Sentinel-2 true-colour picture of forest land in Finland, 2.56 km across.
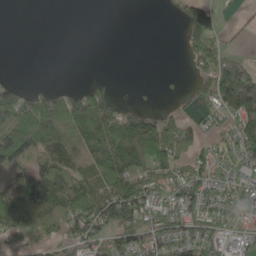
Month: May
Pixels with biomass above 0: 59%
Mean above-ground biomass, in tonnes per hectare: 66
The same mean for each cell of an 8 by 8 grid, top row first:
0 0 0 0 0 21 94 6
0 0 0 0 0 1 100 19
19 4 5 14 1 4 85 224
95 94 106 94 55 32 53 166
148 88 62 162 157 93 30 87
54 105 85 112 99 87 65 63
82 84 104 172 131 98 83 83
44 50 85 85 111 105 88 53
